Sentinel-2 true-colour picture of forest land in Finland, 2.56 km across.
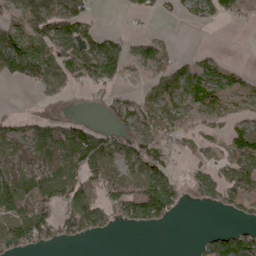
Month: April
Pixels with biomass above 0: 60%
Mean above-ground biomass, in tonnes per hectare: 56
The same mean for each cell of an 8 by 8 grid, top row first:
48 141 76 0 22 18 58 29
124 65 87 74 39 13 11 0
14 63 61 70 23 90 107 41
8 39 16 39 48 50 63 34
43 72 122 85 71 38 23 78
56 67 97 31 87 35 52 97
101 69 132 75 143 45 15 36
87 52 37 4 0 0 50 93
